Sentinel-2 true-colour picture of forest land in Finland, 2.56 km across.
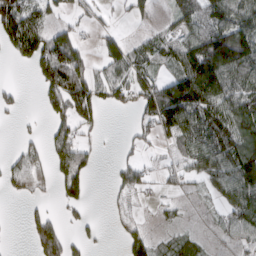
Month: March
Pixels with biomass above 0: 58%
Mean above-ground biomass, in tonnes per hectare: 68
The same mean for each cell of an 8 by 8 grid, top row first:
145 57 25 14 37 51 99 106
79 124 72 66 56 75 176 169
5 95 116 75 65 113 191 96
28 45 93 19 73 180 133 118
24 57 76 1 33 61 117 119
72 43 98 29 48 38 77 136
0 23 36 11 8 23 19 92
1 135 32 4 69 42 18 38
